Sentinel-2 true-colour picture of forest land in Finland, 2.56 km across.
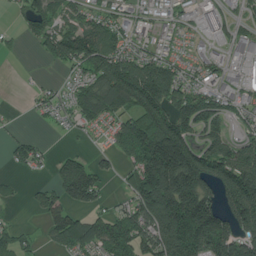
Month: July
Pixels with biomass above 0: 67%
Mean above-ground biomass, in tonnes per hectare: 101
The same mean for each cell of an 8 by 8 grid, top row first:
26 105 76 61 47 51 58 39
18 69 169 118 50 39 31 64
2 12 63 193 193 105 54 49
2 37 91 121 174 150 133 60
42 15 8 53 186 249 110 96
12 22 177 25 212 286 177 228
6 73 77 41 176 247 167 218
76 38 119 143 126 243 232 153
